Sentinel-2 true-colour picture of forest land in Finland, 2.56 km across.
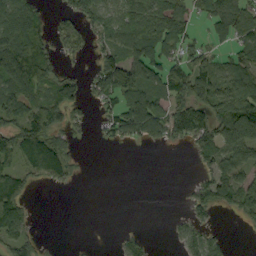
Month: September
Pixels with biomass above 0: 59%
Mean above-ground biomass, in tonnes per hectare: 55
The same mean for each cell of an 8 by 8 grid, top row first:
108 26 48 55 89 72 48 72
127 46 26 63 95 59 40 44
114 70 33 95 111 78 85 90
69 75 24 47 128 77 87 123
82 125 13 15 29 24 69 125
83 68 10 0 0 0 49 87
102 0 0 0 0 2 47 62
77 5 2 3 28 20 66 0
